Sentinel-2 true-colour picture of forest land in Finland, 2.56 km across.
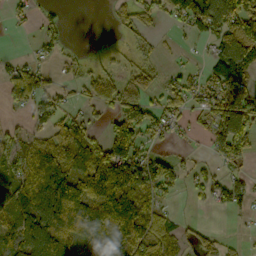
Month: October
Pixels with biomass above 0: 62%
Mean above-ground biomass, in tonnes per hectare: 72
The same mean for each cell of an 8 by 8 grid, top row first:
25 21 0 22 48 79 149 179
1 30 4 8 17 8 33 179
64 25 34 53 48 41 68 94
18 86 43 55 90 48 84 147
83 92 131 149 62 21 37 119
88 164 108 190 146 67 48 40
128 148 86 120 99 13 20 34
114 126 52 102 105 65 40 12
